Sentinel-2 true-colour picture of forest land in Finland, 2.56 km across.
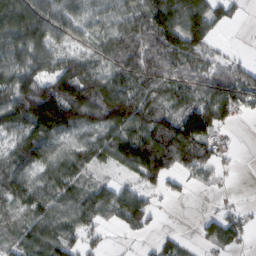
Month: February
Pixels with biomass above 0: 77%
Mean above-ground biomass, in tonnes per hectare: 80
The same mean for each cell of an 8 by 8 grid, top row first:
103 33 50 59 108 153 124 19
101 87 40 87 130 131 71 4
114 110 157 101 114 58 84 89
131 230 131 130 111 83 128 56
88 99 64 107 146 106 81 4
98 80 72 25 95 32 28 4
60 89 101 98 89 1 4 20
49 109 65 11 13 29 54 50
